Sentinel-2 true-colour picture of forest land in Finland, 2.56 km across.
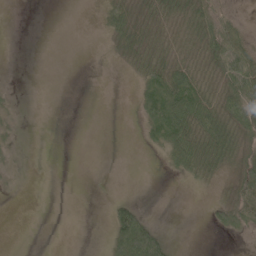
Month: May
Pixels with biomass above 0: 39%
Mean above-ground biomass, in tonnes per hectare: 19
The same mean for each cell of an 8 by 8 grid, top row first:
0 0 0 33 28 27 38 8
0 0 0 12 39 18 45 70
0 0 0 0 45 56 19 87
3 0 0 0 37 69 48 64
4 0 0 0 13 62 53 32
2 0 0 0 0 13 24 44
0 0 0 20 9 0 11 54
0 0 0 33 91 2 0 4
